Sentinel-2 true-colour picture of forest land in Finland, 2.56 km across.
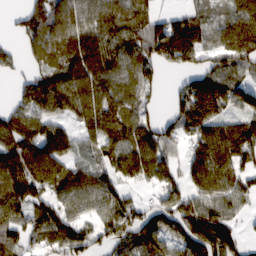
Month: February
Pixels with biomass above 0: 80%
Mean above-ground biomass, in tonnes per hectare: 90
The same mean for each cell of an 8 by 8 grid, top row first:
25 87 99 106 86 51 59 102
37 101 122 110 102 164 83 107
30 95 111 99 85 18 133 67
76 78 84 107 65 81 155 84
111 111 63 91 127 80 124 164
145 88 85 71 86 64 112 84
88 88 61 98 67 110 89 44
61 75 105 87 104 85 133 63
